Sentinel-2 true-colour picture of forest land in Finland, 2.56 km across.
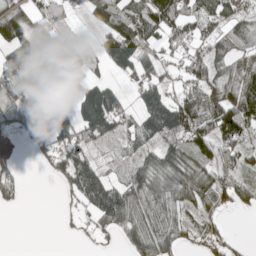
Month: May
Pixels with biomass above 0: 70%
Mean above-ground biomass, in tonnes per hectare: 65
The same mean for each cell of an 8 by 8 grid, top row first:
86 47 18 114 121 123 68 49
92 61 32 101 88 51 58 69
55 59 45 46 74 27 86 87
43 36 126 167 112 155 98 144
7 47 91 28 56 62 70 89
46 13 95 30 65 96 77 76
12 0 24 149 64 73 48 35
0 0 7 20 103 68 54 19
